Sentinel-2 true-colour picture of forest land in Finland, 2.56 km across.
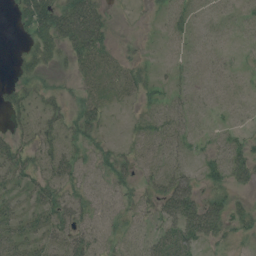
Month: July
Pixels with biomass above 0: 59%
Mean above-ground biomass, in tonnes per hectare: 25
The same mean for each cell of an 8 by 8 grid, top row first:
23 51 72 13 3 20 19 14
4 31 45 16 8 13 20 5
17 11 15 20 24 13 17 9
19 29 31 10 19 27 9 10
26 33 27 14 28 30 11 23
32 35 27 32 22 49 25 30
22 40 34 22 21 57 57 18
34 32 34 20 23 52 30 14
